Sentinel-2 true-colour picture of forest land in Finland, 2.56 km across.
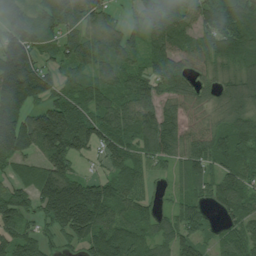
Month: July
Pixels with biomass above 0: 88%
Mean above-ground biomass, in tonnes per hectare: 113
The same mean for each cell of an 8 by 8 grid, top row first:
148 111 118 43 85 105 106 126
195 78 108 92 81 102 80 120
262 111 80 81 106 100 47 79
176 159 132 131 121 79 72 132
185 201 140 131 108 107 107 133
82 161 89 85 70 59 98 122
139 155 258 122 72 70 61 116
131 55 109 157 100 110 52 107
